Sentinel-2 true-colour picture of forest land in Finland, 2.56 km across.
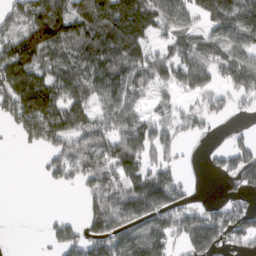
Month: March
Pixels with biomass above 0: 68%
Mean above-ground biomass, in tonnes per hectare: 102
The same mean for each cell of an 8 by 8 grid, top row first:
113 171 137 221 170 136 113 123
157 138 131 204 135 95 85 97
140 118 134 160 110 111 103 134
144 164 112 130 62 61 59 22
13 90 106 149 131 67 7 40
0 46 93 131 132 60 13 93
0 1 24 155 171 108 44 72
0 35 109 138 175 76 175 88
